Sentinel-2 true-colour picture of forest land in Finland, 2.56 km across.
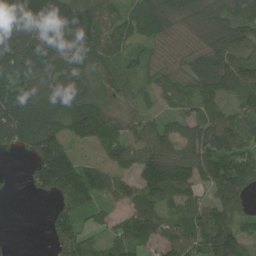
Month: July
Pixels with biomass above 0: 83%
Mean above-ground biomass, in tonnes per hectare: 93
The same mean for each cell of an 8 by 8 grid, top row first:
110 141 147 73 93 122 118 90
95 120 136 83 57 74 116 99
82 115 126 85 36 77 120 113
119 129 137 82 44 41 71 68
65 134 62 52 92 89 146 110
8 181 135 75 120 169 103 138
0 23 68 41 110 83 101 74
4 35 129 65 101 93 138 102
